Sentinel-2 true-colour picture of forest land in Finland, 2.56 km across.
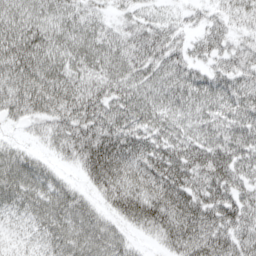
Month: April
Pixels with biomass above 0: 91%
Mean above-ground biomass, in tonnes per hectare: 69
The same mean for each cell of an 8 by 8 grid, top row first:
83 68 59 27 37 23 32 42
111 90 71 71 82 56 51 51
98 105 67 77 67 73 60 70
63 84 98 83 74 60 57 81
27 32 96 111 77 73 74 84
73 54 30 99 86 94 83 71
46 71 75 52 97 95 85 87
21 48 74 70 20 74 94 76
